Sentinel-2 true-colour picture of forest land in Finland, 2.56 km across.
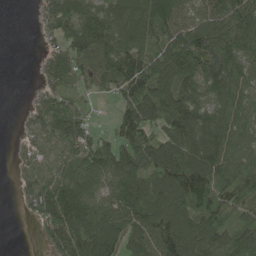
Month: May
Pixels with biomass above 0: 82%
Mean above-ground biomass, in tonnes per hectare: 99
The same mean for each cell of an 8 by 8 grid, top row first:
0 57 102 99 94 93 100 140
0 36 123 123 102 124 157 152
0 51 64 97 154 144 130 129
4 79 49 25 142 150 111 102
20 53 85 77 108 143 159 98
21 66 96 109 116 176 178 121
8 123 150 111 140 165 148 97
0 53 144 123 89 186 131 113
